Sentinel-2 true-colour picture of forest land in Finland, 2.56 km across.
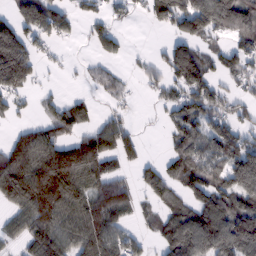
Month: February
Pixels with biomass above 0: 63%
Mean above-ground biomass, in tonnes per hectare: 91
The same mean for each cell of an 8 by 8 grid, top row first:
80 128 39 44 36 145 158 132
174 29 4 46 3 96 48 75
159 7 10 33 32 95 96 50
36 45 82 28 2 67 101 48
101 128 119 120 30 73 120 102
181 223 154 94 33 91 135 176
71 190 123 156 35 73 122 117
46 138 140 120 34 151 138 147
